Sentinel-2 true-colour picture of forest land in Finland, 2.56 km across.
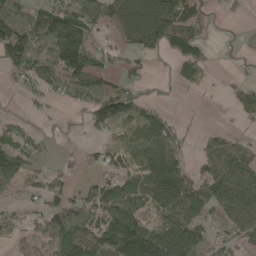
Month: May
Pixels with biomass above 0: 64%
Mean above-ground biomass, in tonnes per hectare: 71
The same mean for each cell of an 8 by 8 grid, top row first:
78 95 111 87 153 136 22 14
162 95 156 36 91 83 27 8
37 78 118 48 33 28 20 15
5 14 31 116 58 6 1 37
81 20 8 44 102 52 46 60
100 55 12 60 110 106 81 122
31 68 86 120 85 128 79 110
28 74 137 148 182 138 49 54
